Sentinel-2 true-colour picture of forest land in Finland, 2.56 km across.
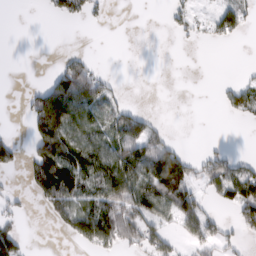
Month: February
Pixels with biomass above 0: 40%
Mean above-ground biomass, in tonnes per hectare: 43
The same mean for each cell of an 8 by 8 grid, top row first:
0 10 37 4 0 21 20 52
0 0 4 0 0 2 5 0
0 31 103 14 0 0 0 15
2 211 89 55 29 0 0 35
36 121 72 78 88 24 4 0
6 135 119 105 106 122 66 82
23 41 74 82 81 85 24 67
74 0 50 70 60 24 49 19
